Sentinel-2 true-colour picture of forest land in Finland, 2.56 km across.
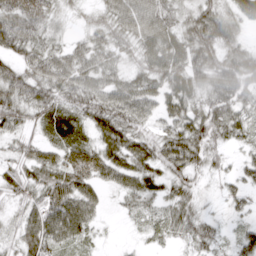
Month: March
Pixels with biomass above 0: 86%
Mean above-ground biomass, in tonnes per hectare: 42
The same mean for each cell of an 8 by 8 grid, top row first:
64 43 16 47 62 39 60 46
45 37 32 42 50 58 65 38
49 55 51 41 49 59 53 79
50 38 34 63 41 48 60 45
27 23 28 59 48 63 47 24
43 49 52 42 52 46 22 30
22 60 53 6 25 39 9 19
31 61 28 2 8 17 39 37
